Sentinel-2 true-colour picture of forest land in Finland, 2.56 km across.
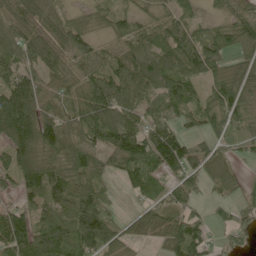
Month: June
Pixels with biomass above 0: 86%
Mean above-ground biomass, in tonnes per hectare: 83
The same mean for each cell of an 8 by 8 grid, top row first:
85 74 54 63 50 70 34 80
89 111 88 54 77 104 102 66
110 85 88 91 101 90 65 87
153 88 102 104 73 76 89 102
104 118 107 92 117 120 48 72
95 124 118 41 86 65 67 40
59 89 155 65 46 60 30 48
109 110 136 105 27 93 57 35
